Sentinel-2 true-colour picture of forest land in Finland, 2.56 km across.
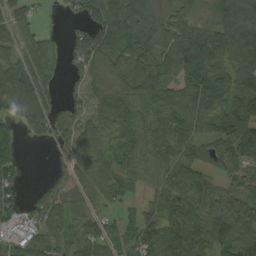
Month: September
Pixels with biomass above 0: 84%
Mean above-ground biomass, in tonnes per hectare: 75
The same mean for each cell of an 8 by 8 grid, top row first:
61 7 40 86 110 79 72 122
69 49 97 98 107 123 153 134
97 59 36 66 92 80 105 92
55 60 41 84 64 99 98 94
63 24 64 65 84 88 68 140
49 13 43 50 64 79 50 50
74 75 32 25 51 71 80 74
71 69 68 58 86 116 105 119
